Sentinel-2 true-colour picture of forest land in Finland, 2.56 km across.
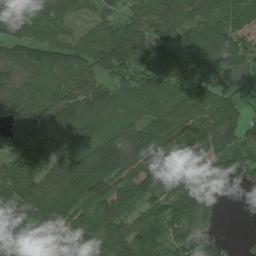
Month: July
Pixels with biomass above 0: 89%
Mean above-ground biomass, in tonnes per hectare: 100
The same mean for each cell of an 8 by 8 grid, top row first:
136 81 55 69 97 110 90 103
86 106 93 147 120 92 133 99
100 65 91 84 87 72 103 43
96 133 121 96 85 97 123 82
94 142 126 104 110 122 151 121
115 97 133 102 108 101 110 85
118 111 100 126 96 122 71 0
103 113 108 120 106 94 72 13
